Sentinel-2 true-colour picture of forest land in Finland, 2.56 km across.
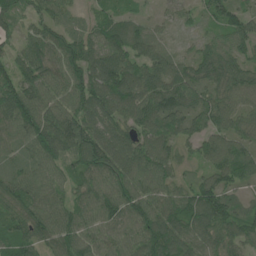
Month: June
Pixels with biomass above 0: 94%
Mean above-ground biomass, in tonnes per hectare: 87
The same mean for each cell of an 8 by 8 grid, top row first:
59 67 26 58 29 51 48 72
45 110 95 96 79 25 56 61
99 97 101 120 111 98 89 77
131 101 99 100 114 119 103 77
77 127 106 115 88 70 78 76
76 82 80 102 118 58 68 88
84 103 81 106 103 102 127 64
92 80 98 90 110 112 86 88
